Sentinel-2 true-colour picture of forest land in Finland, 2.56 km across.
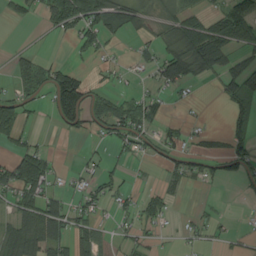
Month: August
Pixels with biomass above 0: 46%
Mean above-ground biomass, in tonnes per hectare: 42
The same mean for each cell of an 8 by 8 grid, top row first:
26 49 102 66 34 46 49 118
13 3 39 12 17 60 146 73
32 64 58 18 13 81 25 108
61 21 81 78 61 4 2 50
33 10 4 27 34 44 24 46
86 60 21 31 4 32 35 51
48 77 40 19 36 11 8 1
68 81 55 27 26 7 20 15
